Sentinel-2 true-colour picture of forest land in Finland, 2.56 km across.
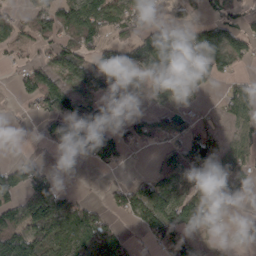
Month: March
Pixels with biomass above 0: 61%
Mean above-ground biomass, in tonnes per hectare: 70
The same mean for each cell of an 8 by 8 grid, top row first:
44 85 113 80 90 19 45 47
41 47 71 62 137 110 100 71
23 77 61 68 49 67 63 32
9 68 95 87 33 55 22 56
1 39 168 109 44 74 91 60
78 56 20 9 26 99 117 71
109 189 86 40 109 127 135 19
148 98 95 82 21 97 24 27
